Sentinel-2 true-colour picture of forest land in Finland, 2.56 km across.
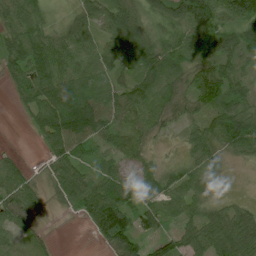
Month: July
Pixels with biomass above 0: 84%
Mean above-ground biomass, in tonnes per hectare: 46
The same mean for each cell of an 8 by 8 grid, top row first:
52 20 35 60 33 57 86 89
47 58 49 48 52 51 62 62
34 63 51 36 57 38 73 43
9 67 113 63 50 33 50 63
1 39 69 33 28 8 59 76
39 18 44 43 32 34 47 1
38 9 38 102 40 33 37 33
18 8 0 66 46 40 68 88
